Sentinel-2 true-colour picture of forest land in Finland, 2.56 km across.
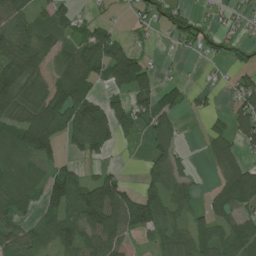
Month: July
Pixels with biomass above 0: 66%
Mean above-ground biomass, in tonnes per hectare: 62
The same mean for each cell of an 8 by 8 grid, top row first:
90 53 33 12 40 52 20 29
84 58 70 106 24 18 33 27
92 61 90 86 96 14 7 44
66 132 111 79 68 51 24 68
81 103 73 47 39 58 27 55
68 49 49 51 33 71 8 107
61 59 91 124 120 57 50 90
59 64 84 73 13 68 85 99
